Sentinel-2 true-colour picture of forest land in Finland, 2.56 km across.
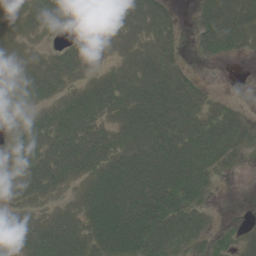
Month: June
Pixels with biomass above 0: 76%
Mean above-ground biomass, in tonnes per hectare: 33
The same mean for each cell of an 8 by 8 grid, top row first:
36 33 2 16 38 9 37 49
29 7 29 23 24 13 30 22
40 40 21 26 45 31 2 0
15 21 44 39 61 43 19 11
32 48 58 41 52 45 35 20
32 54 39 56 52 49 23 2
18 20 41 72 67 54 11 0
33 57 43 62 67 39 18 14
